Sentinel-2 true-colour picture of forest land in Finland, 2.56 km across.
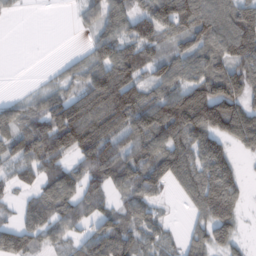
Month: February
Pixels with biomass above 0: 76%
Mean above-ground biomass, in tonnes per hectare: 88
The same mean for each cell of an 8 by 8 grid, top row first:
10 0 29 80 102 155 115 126
0 0 12 113 96 65 108 126
0 20 67 114 78 99 143 111
66 102 106 165 128 177 180 129
98 143 132 102 109 126 128 80
62 81 82 94 109 116 156 68
31 91 90 41 69 7 148 65
104 60 42 100 74 28 96 49
